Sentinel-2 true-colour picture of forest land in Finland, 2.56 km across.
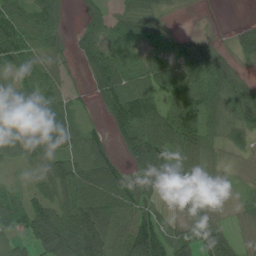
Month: July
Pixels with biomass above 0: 82%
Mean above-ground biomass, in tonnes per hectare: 67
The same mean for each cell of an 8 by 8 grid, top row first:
92 82 14 45 55 3 0 1
95 56 39 88 68 52 46 44
59 56 6 100 85 86 127 39
94 96 25 69 105 95 93 74
72 90 64 34 112 87 55 38
13 66 91 91 53 54 29 5
68 97 150 131 62 19 43 20
34 140 178 107 116 77 96 15
